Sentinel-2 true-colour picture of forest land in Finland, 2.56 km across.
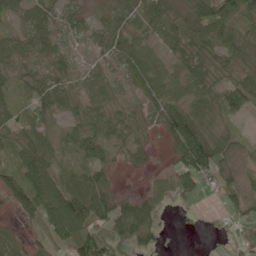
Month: June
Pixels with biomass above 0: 79%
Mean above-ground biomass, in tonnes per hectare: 40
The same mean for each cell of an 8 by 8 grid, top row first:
24 41 29 46 39 33 72 55
45 39 12 50 45 31 49 65
23 36 24 13 61 43 50 50
27 40 35 31 32 71 49 28
38 38 49 28 23 71 84 21
49 64 38 26 5 49 37 21
38 77 82 61 41 11 4 41
29 36 59 61 33 1 4 22
